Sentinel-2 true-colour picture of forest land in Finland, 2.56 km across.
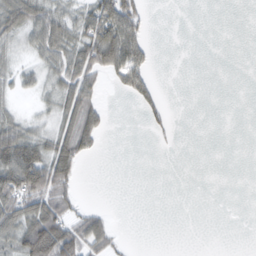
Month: February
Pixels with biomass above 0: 39%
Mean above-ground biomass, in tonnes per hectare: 26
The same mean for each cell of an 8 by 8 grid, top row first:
69 57 42 77 32 0 0 0
27 61 53 82 37 0 0 0
28 30 58 17 36 0 0 0
20 24 59 5 16 3 0 0
87 43 46 0 0 3 0 0
102 85 21 0 0 0 0 0
69 64 19 3 0 0 0 0
63 128 66 30 0 0 0 0
